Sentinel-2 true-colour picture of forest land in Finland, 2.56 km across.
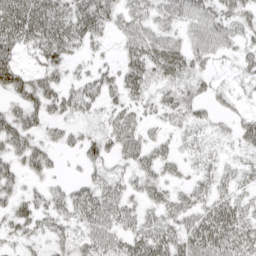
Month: April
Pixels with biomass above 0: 77%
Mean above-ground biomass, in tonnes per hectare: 38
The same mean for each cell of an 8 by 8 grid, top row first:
76 71 61 42 42 46 50 43
57 65 30 10 57 41 51 30
65 44 25 29 46 37 23 19
45 46 30 26 22 35 23 23
56 37 42 37 32 18 18 29
41 32 20 26 32 16 26 19
32 34 49 45 27 37 40 34
19 24 31 43 51 45 61 48
